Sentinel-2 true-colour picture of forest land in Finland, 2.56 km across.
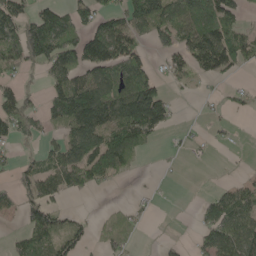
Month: May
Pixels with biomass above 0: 53%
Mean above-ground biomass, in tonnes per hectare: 68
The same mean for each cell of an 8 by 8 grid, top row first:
101 101 74 79 126 98 139 54
94 162 142 151 42 77 188 115
32 58 92 92 98 34 33 8
91 76 198 150 182 22 8 14
36 38 123 117 48 9 12 5
35 82 92 57 2 2 0 17
46 89 10 10 15 0 50 114
31 84 47 45 3 10 70 129
